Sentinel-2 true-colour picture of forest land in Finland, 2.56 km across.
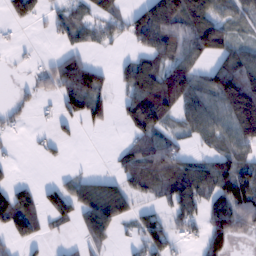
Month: February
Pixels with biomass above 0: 59%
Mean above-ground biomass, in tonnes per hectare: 72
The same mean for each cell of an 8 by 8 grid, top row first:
57 36 47 54 101 154 135 57
15 5 55 20 71 107 135 61
7 62 146 39 128 160 87 195
34 11 96 40 155 85 97 183
11 20 11 6 89 57 43 90
12 4 35 44 105 112 105 114
136 71 83 129 36 67 87 122
57 30 33 37 73 51 87 31
